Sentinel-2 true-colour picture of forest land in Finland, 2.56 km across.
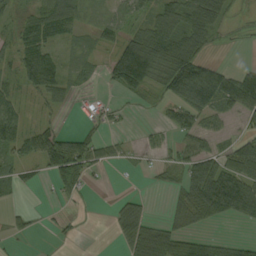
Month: September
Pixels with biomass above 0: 59%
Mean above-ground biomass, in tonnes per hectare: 42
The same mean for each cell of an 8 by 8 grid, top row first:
21 59 33 24 35 60 78 8
42 50 22 34 99 78 28 2
45 71 24 56 86 105 100 65
49 19 16 17 5 54 68 55
57 68 51 20 12 30 28 39
33 32 81 1 5 24 107 87
9 2 4 15 23 37 111 80
9 0 0 9 93 68 33 19
